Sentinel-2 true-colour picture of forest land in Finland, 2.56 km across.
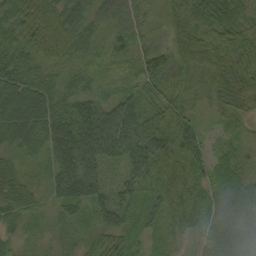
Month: September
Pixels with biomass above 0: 98%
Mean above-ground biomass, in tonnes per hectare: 52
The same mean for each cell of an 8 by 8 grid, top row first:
65 87 38 38 26 51 50 39
68 87 42 43 30 53 70 64
79 42 30 23 44 43 38 83
95 84 89 66 58 66 14 46
53 72 127 88 60 62 28 21
53 46 130 20 69 60 40 31
54 30 56 23 40 48 44 48
29 24 33 53 29 25 33 51
